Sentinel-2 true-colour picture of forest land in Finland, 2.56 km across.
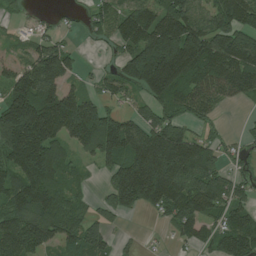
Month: July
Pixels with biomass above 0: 76%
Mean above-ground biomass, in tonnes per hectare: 118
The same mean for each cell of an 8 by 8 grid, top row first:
29 9 26 81 122 181 106 133
32 102 21 44 196 267 177 172
108 182 40 81 200 198 135 131
230 210 184 71 92 98 62 4
252 192 112 191 202 216 79 37
121 147 35 107 221 184 138 52
129 141 53 87 82 136 126 86
166 104 127 54 9 35 59 123
